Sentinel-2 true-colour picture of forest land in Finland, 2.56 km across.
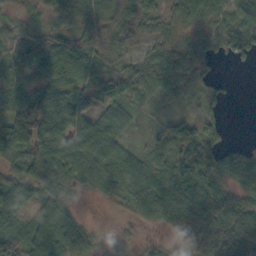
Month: October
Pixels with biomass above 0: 86%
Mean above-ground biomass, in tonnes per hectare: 56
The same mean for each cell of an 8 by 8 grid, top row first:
20 32 52 53 37 36 49 55
40 66 65 32 19 43 42 64
50 70 64 50 61 64 28 1
87 103 56 46 15 9 28 0
96 82 45 36 17 36 50 16
44 80 66 68 65 74 76 67
74 68 16 15 60 104 115 116
85 96 64 30 17 56 167 144
